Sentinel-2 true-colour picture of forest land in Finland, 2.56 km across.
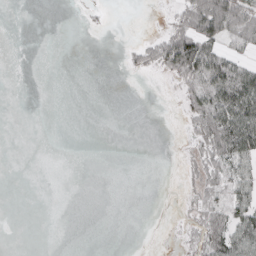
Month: April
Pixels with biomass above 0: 25%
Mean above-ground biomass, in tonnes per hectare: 16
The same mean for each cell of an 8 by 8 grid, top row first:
0 0 1 1 0 26 121 99
0 0 0 0 30 106 72 39
0 0 0 0 1 33 29 44
0 0 0 0 0 4 29 5
0 0 0 0 0 0 46 15
0 0 0 0 0 1 55 47
0 0 0 0 0 1 50 47
0 0 0 0 0 5 66 53
